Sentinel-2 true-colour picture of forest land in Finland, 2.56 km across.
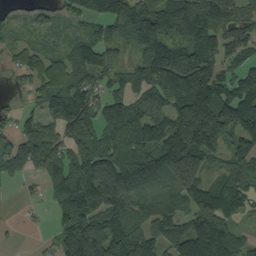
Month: September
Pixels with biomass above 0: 82%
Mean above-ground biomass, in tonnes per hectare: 107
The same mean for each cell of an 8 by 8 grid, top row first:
26 41 68 125 115 153 138 77
38 41 77 44 81 131 139 77
20 81 84 54 93 167 140 88
27 73 148 101 99 148 246 178
102 125 127 132 159 209 183 119
36 92 132 181 128 157 82 130
3 33 139 142 87 83 181 79
0 12 178 176 141 136 198 72
